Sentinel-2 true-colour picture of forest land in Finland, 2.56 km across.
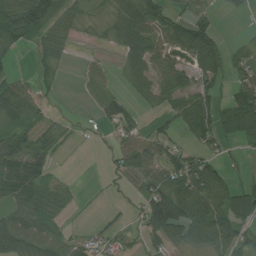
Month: August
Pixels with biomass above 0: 61%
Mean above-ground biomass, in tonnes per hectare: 48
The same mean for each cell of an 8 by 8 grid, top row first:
67 103 23 25 90 34 17 8
21 10 3 12 72 63 97 31
54 25 13 21 44 67 57 51
71 28 2 49 20 58 86 108
51 34 3 39 75 38 54 30
80 40 2 16 69 84 106 15
56 54 7 7 55 125 108 74
86 55 19 28 41 42 71 69
